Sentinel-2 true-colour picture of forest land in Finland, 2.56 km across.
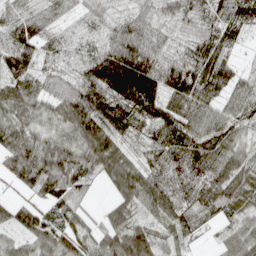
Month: April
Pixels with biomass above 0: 92%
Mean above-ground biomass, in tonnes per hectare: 77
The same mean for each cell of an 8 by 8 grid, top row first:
70 59 48 63 73 76 65 80
100 60 59 94 102 57 92 33
84 64 79 141 144 109 119 61
63 52 114 101 105 100 72 66
84 78 88 88 46 95 91 52
82 133 86 69 87 85 80 84
65 72 55 44 53 79 58 64
42 78 68 68 84 38 14 80
